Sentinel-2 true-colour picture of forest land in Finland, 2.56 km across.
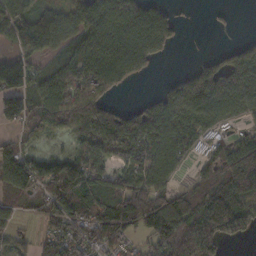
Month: November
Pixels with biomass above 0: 76%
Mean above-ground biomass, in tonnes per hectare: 87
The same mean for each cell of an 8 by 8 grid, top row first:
107 91 111 133 133 32 5 2
51 77 93 148 149 27 3 56
150 71 105 132 23 36 116 102
110 118 137 95 92 125 90 54
49 22 67 110 120 99 42 58
143 107 133 64 85 35 38 114
40 77 116 174 158 149 115 87
37 57 89 91 50 124 96 21
